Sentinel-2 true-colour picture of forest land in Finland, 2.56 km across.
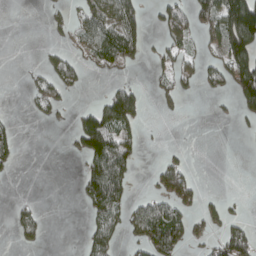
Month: April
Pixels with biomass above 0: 33%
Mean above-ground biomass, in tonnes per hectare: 47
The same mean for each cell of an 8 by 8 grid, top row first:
0 16 44 94 55 63 79 212
0 14 39 119 45 52 32 174
0 47 28 18 5 50 36 137
3 28 39 137 33 8 3 40
42 0 79 121 19 3 0 1
5 0 41 131 5 112 0 0
22 3 14 108 82 85 34 7
16 7 17 61 83 106 37 91
